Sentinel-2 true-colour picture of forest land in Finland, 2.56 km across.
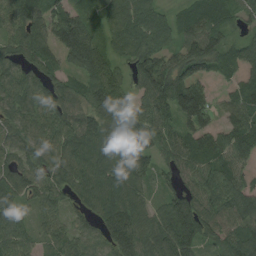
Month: August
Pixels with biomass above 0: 91%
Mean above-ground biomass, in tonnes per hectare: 86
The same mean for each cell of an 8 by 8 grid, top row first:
83 103 98 96 91 52 110 53
68 78 141 71 92 63 114 63
87 67 58 96 109 130 66 62
90 89 83 102 87 110 85 94
71 93 103 84 116 90 90 102
80 85 92 107 77 50 87 74
73 63 42 110 70 119 86 81
82 50 64 86 80 157 59 89
